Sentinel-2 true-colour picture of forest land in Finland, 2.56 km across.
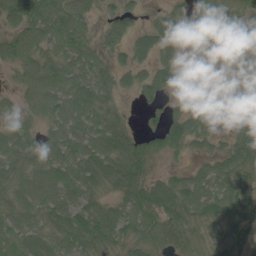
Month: June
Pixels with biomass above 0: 84%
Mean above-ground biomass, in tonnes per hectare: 69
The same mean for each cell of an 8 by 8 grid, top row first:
119 140 101 46 23 41 51 54
113 82 106 62 47 38 27 72
41 122 102 55 48 41 25 42
42 80 95 74 24 28 69 45
63 69 87 100 58 58 31 85
80 94 84 95 73 40 58 79
72 71 76 59 89 96 76 84
67 56 76 76 77 68 61 73
